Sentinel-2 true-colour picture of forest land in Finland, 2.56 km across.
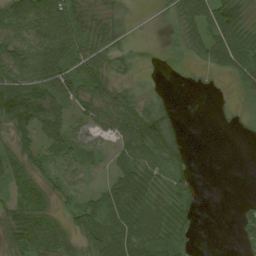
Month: August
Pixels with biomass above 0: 73%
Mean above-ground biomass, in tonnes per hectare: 39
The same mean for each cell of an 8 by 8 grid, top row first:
57 79 50 37 2 41 72 50
63 72 52 51 2 13 64 44
78 74 53 39 7 1 4 26
90 59 33 63 61 19 0 6
39 42 39 30 65 44 0 0
57 34 32 35 54 33 0 0
57 44 36 63 63 50 0 9
47 68 37 67 53 43 0 14
